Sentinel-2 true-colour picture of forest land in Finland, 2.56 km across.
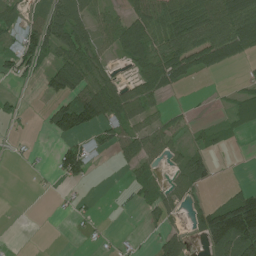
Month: July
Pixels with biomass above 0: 52%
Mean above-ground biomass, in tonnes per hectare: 48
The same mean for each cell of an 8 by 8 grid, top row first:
35 78 89 48 85 93 113 130
48 75 88 52 88 94 113 90
28 54 101 52 79 62 6 11
17 42 134 95 66 17 4 34
2 5 34 46 82 34 24 2
0 6 40 1 39 44 39 0
0 1 10 2 33 42 50 149
1 0 2 5 4 56 61 135
